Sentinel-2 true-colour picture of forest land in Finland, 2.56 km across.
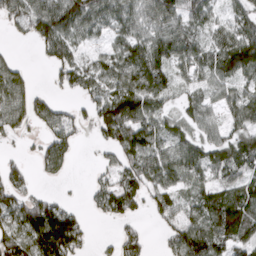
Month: March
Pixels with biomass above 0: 73%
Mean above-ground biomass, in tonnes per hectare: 63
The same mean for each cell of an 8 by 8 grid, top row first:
63 114 110 68 74 72 50 56
6 56 40 43 81 85 63 120
78 12 61 67 118 53 55 61
94 74 25 98 85 44 41 63
10 65 21 59 96 62 58 61
44 26 0 40 71 57 42 54
87 105 22 60 32 50 88 107
97 150 69 19 33 65 110 70
